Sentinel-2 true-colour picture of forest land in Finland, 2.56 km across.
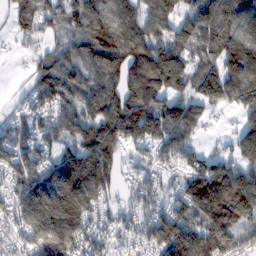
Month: February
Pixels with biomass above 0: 88%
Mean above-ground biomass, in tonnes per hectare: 125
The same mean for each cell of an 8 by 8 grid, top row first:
91 92 119 124 108 90 133 148
25 62 109 187 158 121 108 191
9 123 112 119 201 129 169 202
38 93 101 162 182 154 65 106
100 71 118 146 90 118 27 142
119 152 192 119 76 81 200 154
128 247 199 70 100 106 195 156
82 210 130 87 95 204 161 87
